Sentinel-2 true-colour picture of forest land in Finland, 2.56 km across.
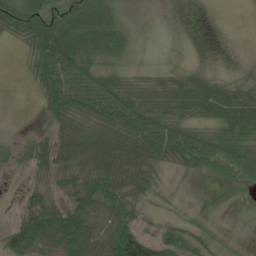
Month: June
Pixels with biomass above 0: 73%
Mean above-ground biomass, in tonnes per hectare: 46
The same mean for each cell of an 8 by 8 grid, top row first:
81 81 65 29 1 0 0 2
18 125 90 57 2 1 0 2
1 92 73 44 20 30 34 21
0 49 82 87 69 45 56 76
40 54 84 90 82 76 70 66
15 38 59 72 55 15 31 66
15 69 55 43 31 18 6 7
62 55 74 73 75 64 39 7
